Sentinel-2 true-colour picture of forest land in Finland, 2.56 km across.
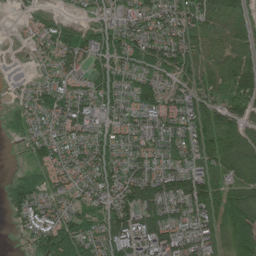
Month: June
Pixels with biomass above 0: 83%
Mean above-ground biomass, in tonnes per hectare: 74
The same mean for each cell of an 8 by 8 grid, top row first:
8 26 22 43 81 99 91 69
4 45 86 73 91 110 76 64
9 47 46 78 69 67 88 114
38 77 86 60 77 72 98 69
11 76 70 81 74 83 109 92
37 65 59 86 112 115 89 88
69 68 65 104 116 77 112 120
7 105 109 102 109 88 67 108
